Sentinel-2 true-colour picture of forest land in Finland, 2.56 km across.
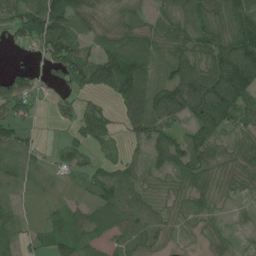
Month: July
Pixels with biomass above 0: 80%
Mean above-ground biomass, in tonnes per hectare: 50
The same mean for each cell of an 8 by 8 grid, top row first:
58 112 66 20 28 56 65 77
16 67 65 46 49 54 67 95
58 16 49 99 93 74 100 121
53 12 42 22 99 89 119 66
70 8 35 24 36 63 69 44
34 25 20 51 28 41 46 36
22 19 29 82 45 18 18 12
40 40 41 38 43 10 21 9
